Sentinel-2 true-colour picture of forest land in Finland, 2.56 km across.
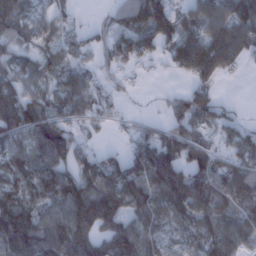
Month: January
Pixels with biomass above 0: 78%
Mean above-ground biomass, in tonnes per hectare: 76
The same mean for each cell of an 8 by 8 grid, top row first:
91 52 11 37 118 76 107 128
45 49 45 62 65 94 129 89
68 59 76 23 4 12 66 7
138 83 64 20 5 49 86 13
76 127 40 9 71 96 45 61
112 109 94 98 103 92 79 84
122 74 143 139 103 89 91 64
125 104 110 113 103 53 81 78
